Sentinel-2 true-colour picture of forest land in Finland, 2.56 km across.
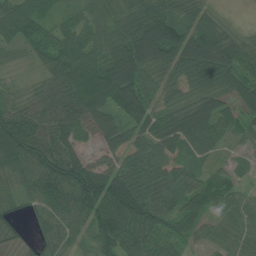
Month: July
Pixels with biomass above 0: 93%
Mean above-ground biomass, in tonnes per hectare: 71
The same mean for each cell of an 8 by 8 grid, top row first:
95 40 45 59 87 69 54 9
31 48 80 83 130 110 122 71
20 56 118 121 69 64 73 59
67 80 95 70 90 60 83 50
137 105 51 59 61 68 69 21
72 122 131 87 98 57 27 27
29 72 103 117 111 57 43 59
32 47 39 106 76 42 31 59
